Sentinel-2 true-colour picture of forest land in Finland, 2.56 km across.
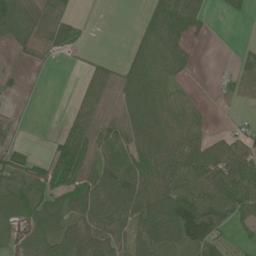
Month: June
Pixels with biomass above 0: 66%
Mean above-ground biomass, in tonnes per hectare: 50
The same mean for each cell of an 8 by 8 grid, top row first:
96 55 10 0 24 94 29 16
32 43 12 0 55 70 2 15
4 2 9 41 78 34 1 59
2 0 26 46 90 55 15 12
17 12 74 68 72 61 59 49
59 59 78 103 74 65 86 82
75 73 61 98 84 105 85 60
36 69 79 72 78 108 86 10
